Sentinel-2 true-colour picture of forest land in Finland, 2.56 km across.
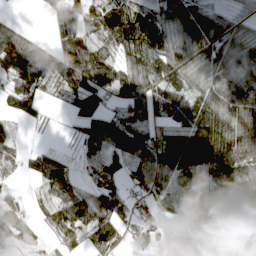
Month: April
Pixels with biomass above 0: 78%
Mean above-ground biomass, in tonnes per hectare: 86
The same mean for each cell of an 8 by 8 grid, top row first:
7 32 110 107 80 118 94 36
116 49 131 67 113 109 119 84
88 93 129 121 111 107 88 112
62 15 88 63 82 141 152 148
37 9 35 84 121 195 226 165
25 101 23 26 80 89 111 135
54 61 110 115 34 41 107 111
55 27 47 67 23 24 80 91
